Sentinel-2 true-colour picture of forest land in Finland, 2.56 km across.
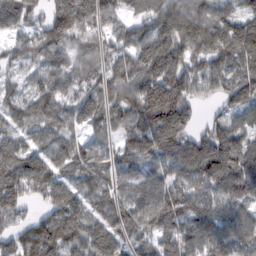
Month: February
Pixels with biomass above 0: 92%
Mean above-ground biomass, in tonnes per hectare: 100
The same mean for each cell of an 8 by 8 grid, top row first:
111 103 197 80 72 151 112 84
62 107 81 69 114 142 117 137
34 94 98 91 129 155 95 114
72 88 90 86 139 154 17 75
88 71 51 48 117 126 127 102
140 109 77 75 90 96 129 119
81 65 102 91 126 117 93 77
68 129 110 110 68 132 116 84
